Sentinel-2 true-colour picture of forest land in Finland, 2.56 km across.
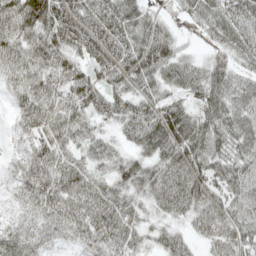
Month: May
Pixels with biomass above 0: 91%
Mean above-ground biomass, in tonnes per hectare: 71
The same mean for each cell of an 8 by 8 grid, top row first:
107 122 71 74 66 17 69 74
95 89 60 68 89 57 21 69
69 71 76 51 74 75 88 58
41 75 64 59 79 98 73 79
29 74 66 51 87 118 99 77
44 85 72 72 82 89 87 80
32 71 83 93 48 73 81 71
82 47 45 77 43 60 58 69
